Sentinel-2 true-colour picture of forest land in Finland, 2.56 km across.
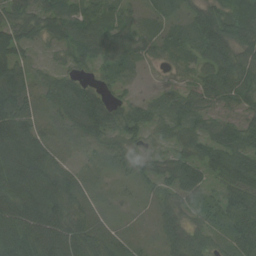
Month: August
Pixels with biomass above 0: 93%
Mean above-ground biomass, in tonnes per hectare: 59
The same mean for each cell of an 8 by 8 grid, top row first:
60 82 67 45 25 24 70 77
90 31 79 72 40 47 79 72
89 39 43 37 5 14 64 71
94 26 102 70 48 41 46 43
124 53 21 43 46 52 66 73
125 113 34 17 50 81 56 73
99 116 52 17 13 53 51 82
89 102 79 48 17 61 39 61
